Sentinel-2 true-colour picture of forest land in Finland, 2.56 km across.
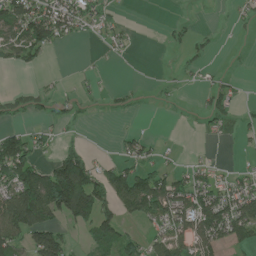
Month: June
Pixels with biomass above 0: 44%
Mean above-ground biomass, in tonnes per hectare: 53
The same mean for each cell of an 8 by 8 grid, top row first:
109 125 73 26 0 3 0 18
87 68 1 28 0 9 13 1
0 4 13 1 2 7 18 9
27 24 20 11 2 2 38 15
116 32 24 7 40 3 11 9
114 127 180 81 83 55 39 38
163 171 175 72 114 119 128 116
78 122 13 92 55 84 106 62
